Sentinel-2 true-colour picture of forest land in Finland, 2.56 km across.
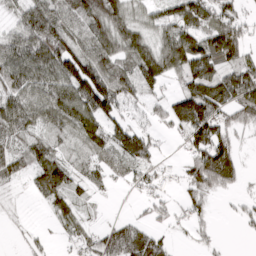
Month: March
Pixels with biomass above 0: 75%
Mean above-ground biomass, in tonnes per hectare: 58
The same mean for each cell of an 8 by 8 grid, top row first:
32 85 77 112 39 63 64 46
73 105 73 85 87 115 117 93
76 75 124 81 79 34 97 84
74 68 89 58 18 82 104 72
46 49 35 63 78 9 126 29
35 80 32 36 28 13 124 46
4 24 31 1 19 30 30 19
4 12 32 86 98 14 21 3
